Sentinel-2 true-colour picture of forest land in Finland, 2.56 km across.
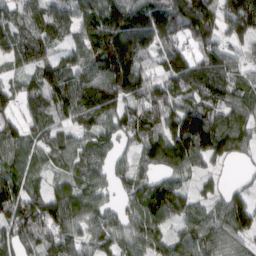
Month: March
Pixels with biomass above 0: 88%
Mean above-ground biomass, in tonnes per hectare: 99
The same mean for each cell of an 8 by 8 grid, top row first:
78 102 108 153 193 131 130 195
88 70 82 185 134 93 101 63
43 125 122 163 114 107 111 68
76 101 131 122 110 94 100 95
103 75 78 80 85 141 145 84
105 35 86 72 56 74 45 7
110 123 103 53 104 97 68 98
93 103 76 79 98 79 105 73
